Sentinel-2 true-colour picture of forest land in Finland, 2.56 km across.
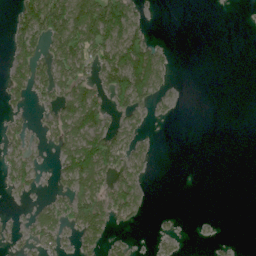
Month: June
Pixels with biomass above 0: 40%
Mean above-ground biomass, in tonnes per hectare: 45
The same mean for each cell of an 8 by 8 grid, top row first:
50 151 138 134 20 0 0 0
65 65 104 96 98 4 0 0
59 62 77 101 145 9 0 0
24 40 140 55 42 10 0 0
48 39 151 116 30 0 0 0
52 12 138 71 29 0 0 0
5 51 104 80 25 1 0 0
23 84 77 41 4 25 7 1
